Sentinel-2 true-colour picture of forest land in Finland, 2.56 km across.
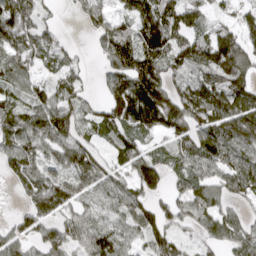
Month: April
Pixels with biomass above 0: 81%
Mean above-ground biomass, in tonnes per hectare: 79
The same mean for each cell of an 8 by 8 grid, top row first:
129 30 34 67 121 96 54 45
85 67 14 108 131 97 119 91
76 48 42 88 170 70 88 102
84 116 69 108 162 128 123 117
84 78 73 49 46 68 100 98
67 68 77 64 114 51 63 88
17 99 63 54 76 62 75 28
62 66 58 86 66 60 40 68
